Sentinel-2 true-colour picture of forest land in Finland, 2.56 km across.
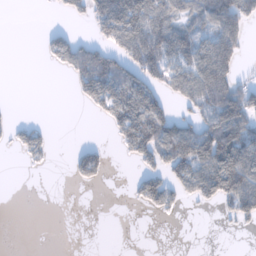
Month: January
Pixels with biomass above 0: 41%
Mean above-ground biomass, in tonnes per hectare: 49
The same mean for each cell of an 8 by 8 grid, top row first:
0 2 28 143 115 66 80 84
0 45 73 69 129 98 81 49
0 0 68 110 86 72 123 46
3 0 3 86 131 36 84 77
47 33 19 15 107 117 118 113
1 4 43 6 54 69 117 132
0 0 0 0 29 31 12 86
0 0 0 0 0 0 0 0
